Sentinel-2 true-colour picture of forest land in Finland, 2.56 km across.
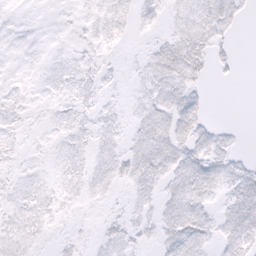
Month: February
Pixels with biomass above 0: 60%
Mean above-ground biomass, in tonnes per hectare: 6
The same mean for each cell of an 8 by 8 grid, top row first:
2 1 3 10 6 5 10 5
3 3 4 4 2 12 9 1
3 4 7 2 5 11 3 1
6 4 6 3 7 11 3 0
5 3 5 5 10 11 8 2
4 3 7 9 10 9 9 7
7 6 3 2 4 9 6 11
8 2 3 6 4 8 6 10
